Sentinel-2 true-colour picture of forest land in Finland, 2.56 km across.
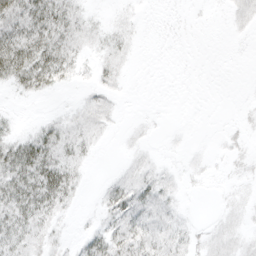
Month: March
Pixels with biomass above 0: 53%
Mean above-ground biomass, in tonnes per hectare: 10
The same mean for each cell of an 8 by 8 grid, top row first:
38 41 14 3 2 1 1 7
45 35 12 9 1 1 0 1
25 26 4 8 0 0 0 0
2 2 8 7 1 0 0 2
21 27 12 1 3 1 1 4
31 35 9 3 11 4 3 4
27 22 3 12 15 7 0 6
14 11 7 19 19 13 7 7
